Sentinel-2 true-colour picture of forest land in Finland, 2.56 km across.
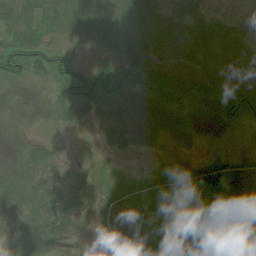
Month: July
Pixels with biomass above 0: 86%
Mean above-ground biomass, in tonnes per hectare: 42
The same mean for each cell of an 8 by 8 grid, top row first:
50 59 62 49 43 34 25 8
60 53 9 38 64 47 53 31
35 41 58 49 63 85 79 54
12 23 41 51 92 55 75 74
17 18 3 28 36 19 27 6
32 23 20 20 13 40 57 51
36 42 38 42 66 34 52 69
43 39 12 43 61 46 35 41
